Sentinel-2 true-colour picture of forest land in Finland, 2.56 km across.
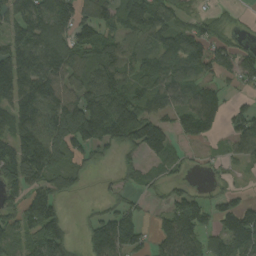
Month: September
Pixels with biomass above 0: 73%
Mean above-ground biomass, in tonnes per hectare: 93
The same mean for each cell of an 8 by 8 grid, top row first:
96 118 93 88 148 70 28 10
122 148 128 96 76 108 88 45
152 145 85 131 91 93 51 59
143 175 206 167 104 81 139 55
119 163 103 89 151 41 28 78
121 102 53 15 58 29 13 13
90 144 4 50 22 100 77 117
67 176 33 141 44 142 73 149
